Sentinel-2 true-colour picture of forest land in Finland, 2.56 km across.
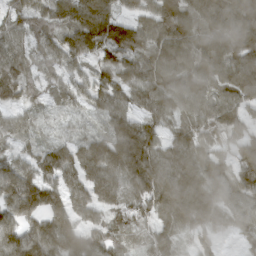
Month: March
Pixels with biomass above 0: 94%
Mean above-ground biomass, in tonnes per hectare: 99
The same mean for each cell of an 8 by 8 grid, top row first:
81 96 128 106 86 125 116 130
70 87 111 128 110 122 105 127
130 53 66 90 102 108 115 130
70 30 43 94 72 92 105 83
72 51 68 114 120 89 102 103
117 92 98 128 140 133 130 98
128 124 80 79 101 146 125 85
116 138 124 90 56 87 49 41
